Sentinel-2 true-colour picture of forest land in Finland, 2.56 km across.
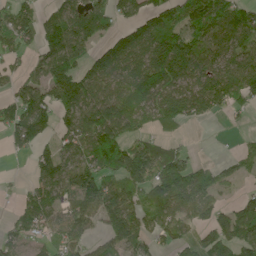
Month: June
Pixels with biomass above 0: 72%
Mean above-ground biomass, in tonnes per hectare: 92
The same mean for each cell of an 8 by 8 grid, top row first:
79 60 114 71 80 114 186 108
67 107 89 111 147 181 89 90
53 103 126 91 153 129 103 111
95 92 134 125 85 106 59 29
65 46 97 183 71 39 0 17
5 90 109 88 128 164 92 36
44 92 102 140 114 119 84 68
60 49 70 115 65 74 88 106
